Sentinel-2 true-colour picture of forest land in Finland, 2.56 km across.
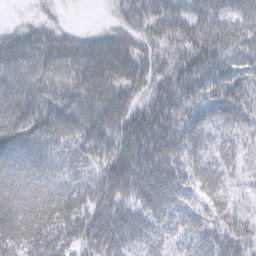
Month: February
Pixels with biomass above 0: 88%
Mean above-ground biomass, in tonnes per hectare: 32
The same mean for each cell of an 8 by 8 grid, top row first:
2 9 0 9 33 34 31 25
35 27 27 40 24 26 35 27
32 27 31 40 33 32 34 31
37 34 33 38 33 30 32 44
42 28 30 35 43 37 31 30
46 37 22 37 40 34 38 22
52 53 31 33 34 35 28 21
40 42 29 42 36 29 34 35
